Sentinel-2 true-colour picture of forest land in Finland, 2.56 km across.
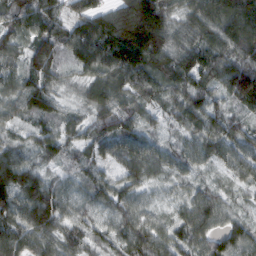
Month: February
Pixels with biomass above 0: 97%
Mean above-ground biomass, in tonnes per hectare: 91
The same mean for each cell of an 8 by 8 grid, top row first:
86 103 83 130 248 76 124 184
72 102 94 145 228 113 116 134
78 87 48 102 88 94 88 193
66 86 44 101 58 62 83 51
52 81 62 78 70 46 89 62
136 59 51 47 67 47 24 54
118 162 61 75 52 48 108 33
124 96 73 59 114 84 97 103
